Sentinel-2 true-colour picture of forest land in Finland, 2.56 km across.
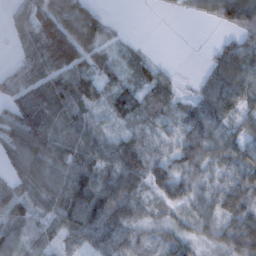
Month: February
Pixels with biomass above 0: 83%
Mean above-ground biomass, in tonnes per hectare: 59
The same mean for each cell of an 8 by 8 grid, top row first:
44 93 87 7 0 6 32 101
25 144 116 27 9 0 10 70
54 77 87 53 46 18 48 75
71 93 67 61 55 37 80 57
95 99 78 62 40 41 72 67
58 70 101 74 76 62 35 48
57 52 112 92 39 44 49 74
48 35 42 71 27 49 35 86
